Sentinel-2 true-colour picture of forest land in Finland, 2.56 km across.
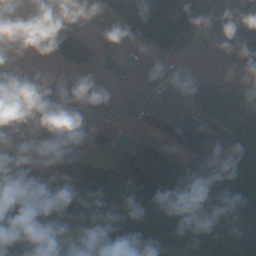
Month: October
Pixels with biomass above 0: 53%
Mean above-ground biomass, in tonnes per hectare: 63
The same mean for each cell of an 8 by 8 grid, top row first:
0 25 53 28 142 139 102 103
0 36 91 5 33 57 36 124
24 3 0 12 0 3 30 8
21 4 9 10 9 19 54 104
37 12 11 40 38 63 99 107
141 64 63 56 84 173 178 175
88 82 78 78 92 152 148 189
54 40 10 63 71 74 72 91
